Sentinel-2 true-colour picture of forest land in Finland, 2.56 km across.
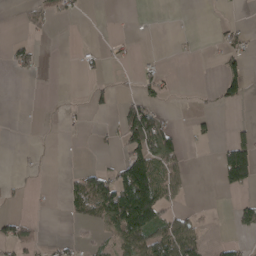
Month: April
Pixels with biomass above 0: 24%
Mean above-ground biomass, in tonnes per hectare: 29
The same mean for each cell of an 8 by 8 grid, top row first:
4 23 9 0 0 0 0 2
31 0 9 12 0 3 5 34
5 1 4 11 24 5 0 59
0 1 4 11 88 5 13 1
1 1 0 9 120 42 10 72
4 1 39 55 167 58 0 90
4 3 40 137 193 30 3 35
56 10 23 43 102 109 21 16
